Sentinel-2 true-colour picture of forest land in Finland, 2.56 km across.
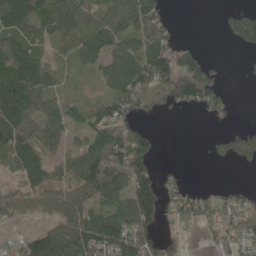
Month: May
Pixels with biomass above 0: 68%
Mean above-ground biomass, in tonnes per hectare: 72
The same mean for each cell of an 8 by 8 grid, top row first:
100 98 86 98 119 7 0 84
87 40 78 74 84 64 5 35
114 59 9 89 180 187 99 3
116 69 32 74 88 31 46 2
116 75 39 130 115 0 17 96
48 64 117 164 90 15 0 2
60 64 76 83 143 51 73 79
20 128 139 134 77 23 16 75
